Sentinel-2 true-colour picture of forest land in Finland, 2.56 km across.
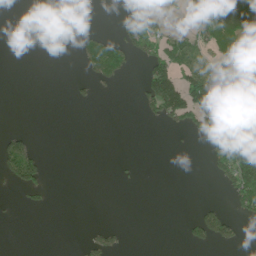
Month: June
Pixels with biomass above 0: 25%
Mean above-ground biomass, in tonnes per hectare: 31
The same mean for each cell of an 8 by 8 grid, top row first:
0 2 0 3 45 6 97 104
0 0 17 47 42 48 37 75
0 0 10 24 52 89 91 65
0 0 0 0 21 84 206 148
52 0 0 0 0 1 57 136
65 16 0 2 2 0 12 128
3 8 0 0 0 0 26 43
0 0 6 25 0 1 46 23
